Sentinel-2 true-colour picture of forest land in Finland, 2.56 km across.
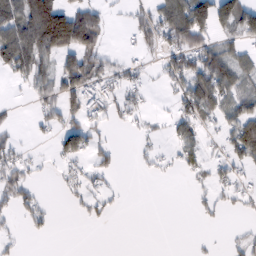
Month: February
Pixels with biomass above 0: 44%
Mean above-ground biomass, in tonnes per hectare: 41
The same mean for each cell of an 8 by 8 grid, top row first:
97 181 102 14 37 103 111 105
105 103 107 8 22 76 57 33
24 56 97 44 21 55 99 48
6 37 53 35 25 39 58 64
24 8 64 19 13 38 21 89
45 5 35 21 6 11 33 27
35 18 17 16 0 0 15 16
14 7 0 0 0 0 4 16
